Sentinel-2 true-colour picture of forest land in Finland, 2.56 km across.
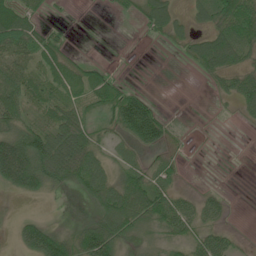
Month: June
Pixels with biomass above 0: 57%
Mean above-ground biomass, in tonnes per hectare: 40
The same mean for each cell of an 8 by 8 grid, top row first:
70 10 0 3 37 35 43 90
70 48 3 0 0 13 71 67
62 48 51 36 0 0 15 47
60 52 49 48 100 1 1 17
110 91 85 21 52 13 1 0
123 82 61 37 53 22 1 0
4 3 3 66 95 61 36 0
28 113 70 82 20 32 48 10
